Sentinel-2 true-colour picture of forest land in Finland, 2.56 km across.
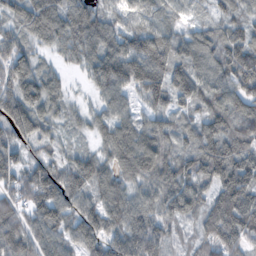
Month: November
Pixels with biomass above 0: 94%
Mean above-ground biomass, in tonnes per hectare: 97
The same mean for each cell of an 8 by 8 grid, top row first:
86 125 103 52 75 51 47 77
104 41 66 56 148 112 97 109
130 79 17 132 175 130 99 142
146 82 34 77 55 79 98 98
72 53 25 98 112 70 114 97
83 125 121 84 99 113 87 139
95 133 104 109 95 101 97 158
146 114 104 117 154 48 94 116
